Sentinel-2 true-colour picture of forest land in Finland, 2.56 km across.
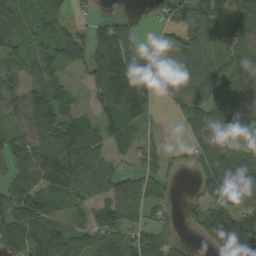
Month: September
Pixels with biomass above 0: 80%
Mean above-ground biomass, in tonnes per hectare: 83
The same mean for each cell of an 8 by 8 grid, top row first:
82 104 18 35 11 56 101 93
69 71 117 189 34 73 112 81
63 87 29 243 128 70 100 88
67 117 60 117 117 31 87 66
64 113 141 62 31 12 125 51
75 172 129 80 51 15 98 101
95 100 59 107 64 16 87 46
122 160 86 108 67 21 26 103
